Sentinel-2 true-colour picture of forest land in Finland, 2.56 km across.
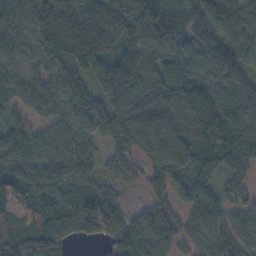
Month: November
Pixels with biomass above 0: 92%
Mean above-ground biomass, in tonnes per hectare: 89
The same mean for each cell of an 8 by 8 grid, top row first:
96 130 127 145 206 90 112 106
78 107 126 86 125 119 110 124
62 71 70 124 109 88 106 108
45 57 75 89 107 92 99 107
89 83 71 57 88 105 81 115
89 89 86 44 44 64 81 56
57 69 104 79 42 57 96 54
73 102 42 71 95 60 80 75
